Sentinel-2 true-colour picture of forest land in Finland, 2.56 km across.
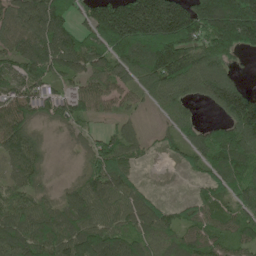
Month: May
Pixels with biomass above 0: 83%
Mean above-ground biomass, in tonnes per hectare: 111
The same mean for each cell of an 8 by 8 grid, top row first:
132 173 69 209 261 236 200 272
104 165 135 150 192 178 136 132
98 94 75 99 133 133 161 52
112 65 80 47 24 96 19 218
112 24 29 96 36 55 129 177
69 32 52 117 11 4 73 155
105 71 126 102 94 39 94 109
135 147 169 124 108 81 98 86
